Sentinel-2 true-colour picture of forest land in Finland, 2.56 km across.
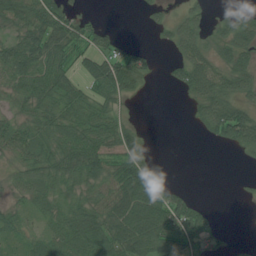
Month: July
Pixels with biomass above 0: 68%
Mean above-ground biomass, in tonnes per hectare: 46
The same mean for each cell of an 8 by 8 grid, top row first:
58 74 36 0 10 25 29 44
68 64 48 49 19 40 45 69
71 76 39 100 36 30 75 59
36 60 66 48 1 0 72 69
65 54 75 60 41 0 10 53
25 51 55 56 73 2 0 4
21 37 50 62 86 79 19 0
22 47 69 69 86 78 44 9
